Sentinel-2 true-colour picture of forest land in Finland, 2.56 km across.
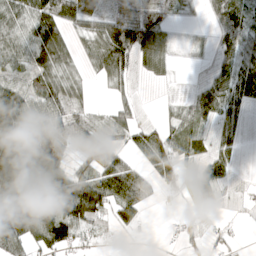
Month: April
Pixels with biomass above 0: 70%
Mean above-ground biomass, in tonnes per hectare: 57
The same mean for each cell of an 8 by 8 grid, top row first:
78 100 87 47 61 19 18 79
69 114 26 114 100 15 16 83
48 71 34 51 18 6 36 92
142 93 43 40 6 23 71 46
93 134 67 62 52 56 32 29
97 106 57 88 41 55 60 7
121 97 124 57 33 8 22 7
92 90 46 11 6 16 25 6
